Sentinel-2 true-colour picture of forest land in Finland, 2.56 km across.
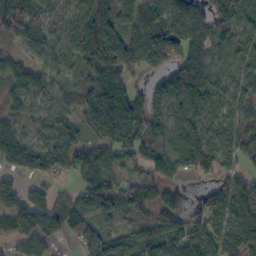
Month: October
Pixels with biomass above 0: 86%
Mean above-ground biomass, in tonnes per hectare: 107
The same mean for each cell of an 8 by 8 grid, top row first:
123 63 98 140 111 136 108 101
56 97 120 172 152 138 97 71
114 66 50 116 34 142 129 86
75 73 80 224 147 110 98 84
152 93 94 142 116 121 121 112
75 84 90 66 91 106 51 88
131 141 101 110 114 92 118 127
75 86 87 76 114 124 141 177
